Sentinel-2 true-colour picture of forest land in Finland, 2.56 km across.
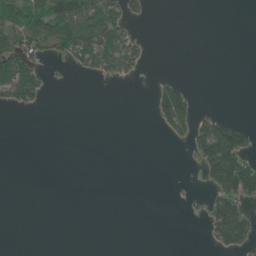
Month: June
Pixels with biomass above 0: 23%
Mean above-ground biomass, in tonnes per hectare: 26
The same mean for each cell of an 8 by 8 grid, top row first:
94 101 119 76 18 0 0 0
88 58 90 77 18 0 0 0
115 18 5 19 4 20 0 0
13 2 0 0 0 112 15 0
0 0 0 0 0 11 108 82
0 0 0 0 0 0 53 152
0 0 0 0 0 1 36 71
0 0 0 0 0 0 18 77
